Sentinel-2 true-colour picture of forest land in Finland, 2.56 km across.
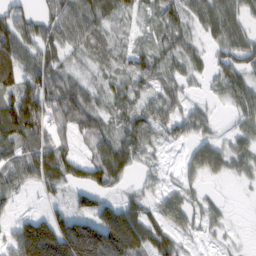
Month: February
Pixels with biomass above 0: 76%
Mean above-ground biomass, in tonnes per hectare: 66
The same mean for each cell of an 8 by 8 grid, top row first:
74 63 94 56 32 61 76 56
122 72 47 37 43 54 36 83
106 86 42 43 60 54 31 75
161 109 85 52 67 58 33 53
85 92 34 75 69 27 59 44
68 108 57 77 17 27 35 23
24 13 57 82 60 70 40 1
106 190 199 164 105 55 17 6
